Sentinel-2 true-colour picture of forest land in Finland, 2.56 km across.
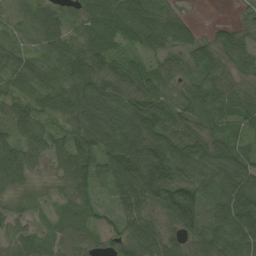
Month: August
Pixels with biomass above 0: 92%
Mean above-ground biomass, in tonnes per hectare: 65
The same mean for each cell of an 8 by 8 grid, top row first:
29 60 57 86 82 47 0 13
36 55 71 68 52 70 53 64
62 54 86 79 96 50 64 51
54 57 78 85 106 55 58 60
57 57 61 83 106 86 74 45
64 24 83 70 118 101 60 86
36 22 63 34 66 141 68 100
42 48 73 44 87 53 85 87
